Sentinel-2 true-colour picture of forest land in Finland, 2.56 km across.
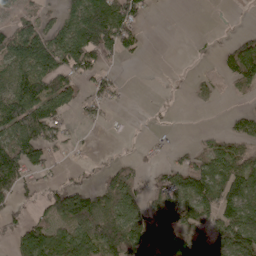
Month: April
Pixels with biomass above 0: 55%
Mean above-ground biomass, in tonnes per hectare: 65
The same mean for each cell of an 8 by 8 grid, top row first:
37 37 115 161 35 0 0 1
138 142 155 87 21 0 3 73
101 124 61 33 0 2 15 70
143 116 32 12 2 5 7 22
120 97 15 2 7 14 30 52
101 30 19 53 30 73 106 105
35 58 143 91 68 74 85 128
60 118 120 129 109 139 80 124
